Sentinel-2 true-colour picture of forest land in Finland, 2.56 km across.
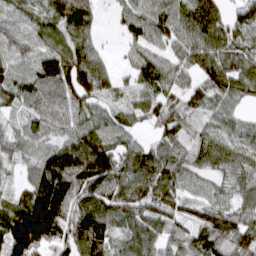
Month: March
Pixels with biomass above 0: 91%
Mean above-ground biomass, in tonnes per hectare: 90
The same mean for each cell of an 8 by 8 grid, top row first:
62 83 120 20 84 97 136 77
71 77 93 9 61 59 110 68
85 110 142 59 85 62 84 98
42 83 87 57 75 101 55 46
63 69 137 105 53 74 78 75
25 146 208 157 143 107 54 81
94 157 132 111 101 86 86 74
141 91 138 77 106 64 116 98
